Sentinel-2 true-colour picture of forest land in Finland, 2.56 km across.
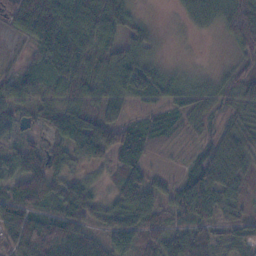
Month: November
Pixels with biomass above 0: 92%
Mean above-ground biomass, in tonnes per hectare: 54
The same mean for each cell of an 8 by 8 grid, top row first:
55 110 87 81 15 10 46 84
7 69 78 58 52 5 2 55
45 62 65 77 84 53 33 55
35 47 61 57 28 41 35 53
34 37 89 80 47 15 39 80
54 69 34 24 42 22 91 55
70 42 75 58 74 55 70 33
76 105 65 52 43 41 57 49
